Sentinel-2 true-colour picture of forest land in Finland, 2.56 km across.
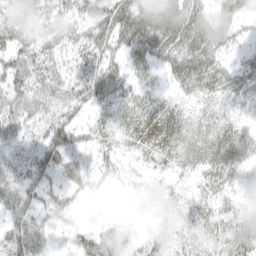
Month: April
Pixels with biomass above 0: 69%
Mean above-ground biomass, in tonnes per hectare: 28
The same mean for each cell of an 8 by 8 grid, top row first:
18 18 27 59 56 50 37 33
40 28 30 49 52 41 43 17
45 33 36 44 22 24 42 33
51 30 28 23 38 26 20 14
22 45 24 19 31 32 35 29
22 30 25 11 8 12 27 16
34 25 4 0 0 12 22 18
33 13 18 23 10 13 21 38
